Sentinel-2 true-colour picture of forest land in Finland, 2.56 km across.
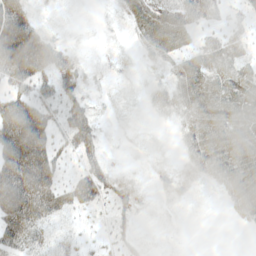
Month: May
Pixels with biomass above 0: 84%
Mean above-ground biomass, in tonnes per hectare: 49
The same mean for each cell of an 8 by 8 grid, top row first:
119 11 6 11 61 87 56 24
205 95 11 10 30 49 40 36
94 67 48 12 17 38 57 53
128 75 66 11 11 33 54 55
139 81 72 7 13 14 57 58
121 88 71 41 12 27 35 62
110 73 60 41 15 12 4 41
70 33 38 38 16 6 0 0
